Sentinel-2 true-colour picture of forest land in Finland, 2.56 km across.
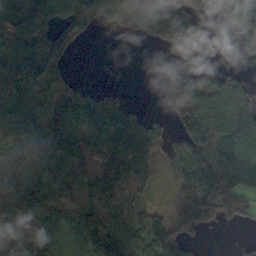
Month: October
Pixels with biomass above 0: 71%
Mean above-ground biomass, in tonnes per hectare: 72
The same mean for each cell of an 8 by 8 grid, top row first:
95 123 159 87 114 89 49 142
89 87 15 0 5 38 3 28
74 93 21 1 0 58 23 39
95 94 125 121 27 36 110 102
54 87 127 110 123 41 53 108
88 72 89 127 56 53 137 59
72 52 66 72 37 69 126 79
45 78 74 134 98 81 6 11
